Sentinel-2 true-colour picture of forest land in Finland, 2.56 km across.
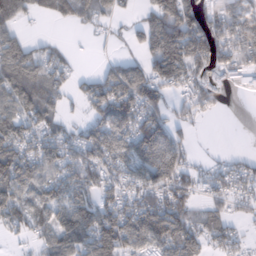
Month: February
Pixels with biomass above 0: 70%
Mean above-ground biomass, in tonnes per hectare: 69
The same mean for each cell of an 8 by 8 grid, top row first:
67 31 54 45 39 140 67 114
88 29 3 10 59 141 94 116
96 73 28 89 100 77 53 44
87 63 20 123 94 40 36 0
93 77 72 83 124 65 1 0
124 74 84 56 79 92 42 55
89 75 98 75 89 91 51 21
19 53 101 107 85 132 61 34
